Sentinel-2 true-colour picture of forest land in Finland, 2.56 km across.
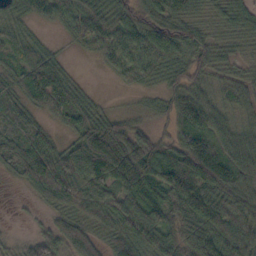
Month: October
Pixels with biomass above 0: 89%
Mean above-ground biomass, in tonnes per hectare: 66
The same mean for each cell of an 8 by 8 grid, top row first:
30 44 68 62 67 68 24 48
42 29 22 66 85 82 58 23
45 106 16 10 29 44 42 37
38 46 69 17 13 74 92 31
65 49 76 139 96 69 84 79
39 119 114 109 124 141 140 96
3 35 58 63 90 90 114 92
16 70 93 48 83 87 101 95
